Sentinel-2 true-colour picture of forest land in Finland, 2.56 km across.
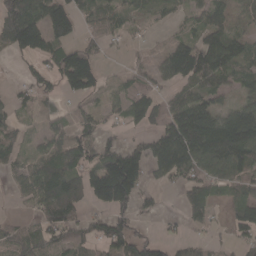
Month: April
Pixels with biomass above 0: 67%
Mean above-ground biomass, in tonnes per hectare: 79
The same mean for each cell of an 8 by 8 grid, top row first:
164 127 63 49 31 21 64 25
93 102 82 18 14 90 154 71
12 55 149 14 41 90 112 62
36 22 34 36 107 104 127 106
41 57 95 65 58 211 209 208
46 104 95 243 80 82 86 98
6 100 70 131 31 8 59 68
78 93 68 128 84 34 22 50
